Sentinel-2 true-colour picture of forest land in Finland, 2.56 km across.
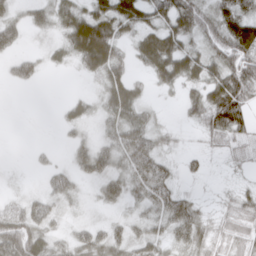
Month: March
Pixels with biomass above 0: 71%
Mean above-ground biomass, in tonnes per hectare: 35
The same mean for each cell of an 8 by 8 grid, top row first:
23 33 52 57 40 59 36 54
26 15 78 66 50 54 37 70
32 2 8 48 15 45 52 73
0 0 21 46 29 4 69 59
0 4 27 43 57 10 17 21
3 26 30 42 70 22 9 7
27 47 11 22 31 65 11 34
104 38 34 39 38 41 36 37
